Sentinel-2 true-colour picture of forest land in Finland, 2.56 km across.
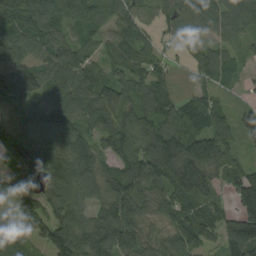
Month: September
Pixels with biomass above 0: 90%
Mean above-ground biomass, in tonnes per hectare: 101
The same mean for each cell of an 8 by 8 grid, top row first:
107 112 78 74 62 81 113 98
109 97 70 75 69 18 56 39
188 109 113 93 92 27 49 32
117 132 120 110 110 100 93 62
163 140 105 85 113 154 147 56
99 129 123 95 128 165 133 94
81 116 87 120 84 101 73 116
78 128 130 181 104 94 55 148
